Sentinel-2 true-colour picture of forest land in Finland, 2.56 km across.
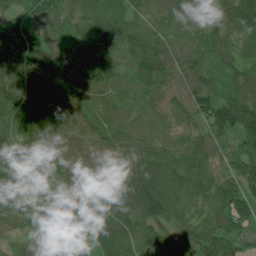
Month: July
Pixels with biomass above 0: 98%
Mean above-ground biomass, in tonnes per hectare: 78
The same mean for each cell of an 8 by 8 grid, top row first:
57 89 66 85 50 61 79 125
134 85 58 82 86 73 82 61
89 56 52 73 95 70 78 88
103 100 86 68 67 66 102 135
70 86 70 82 87 66 92 83
50 49 67 74 120 85 72 97
54 74 73 82 100 78 66 96
38 47 33 118 76 57 109 69
